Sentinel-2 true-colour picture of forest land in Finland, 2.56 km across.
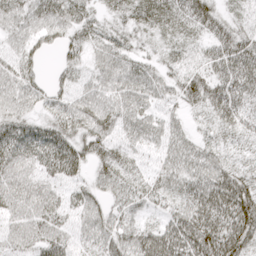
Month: April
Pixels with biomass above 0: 88%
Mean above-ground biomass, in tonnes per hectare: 49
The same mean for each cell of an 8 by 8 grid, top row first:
43 53 38 25 44 49 69 23
31 27 41 50 23 30 47 83
48 23 26 53 54 38 66 83
43 34 57 59 48 25 51 68
64 60 50 45 38 45 38 23
53 38 25 54 33 56 69 54
44 43 40 39 37 44 85 100
36 48 29 54 66 78 94 79
